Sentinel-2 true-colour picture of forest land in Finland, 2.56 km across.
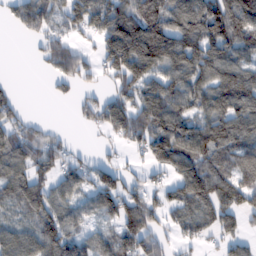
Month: February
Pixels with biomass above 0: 73%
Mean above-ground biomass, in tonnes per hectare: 96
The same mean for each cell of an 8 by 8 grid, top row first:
74 102 96 135 183 126 164 174
0 76 46 151 171 134 137 114
6 26 63 73 124 111 97 130
55 0 38 118 153 140 93 107
106 97 10 36 111 178 145 104
92 83 87 87 47 104 147 94
78 114 70 90 131 87 108 101
104 119 77 76 103 56 40 65
